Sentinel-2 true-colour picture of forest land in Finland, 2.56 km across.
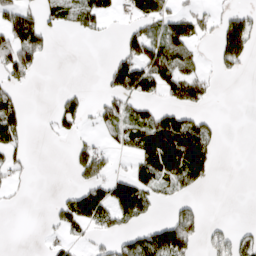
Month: March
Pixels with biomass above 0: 38%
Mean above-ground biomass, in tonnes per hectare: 43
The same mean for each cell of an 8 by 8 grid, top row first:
58 41 69 26 74 54 30 42
105 33 0 5 89 92 7 86
44 0 0 68 107 91 34 5
54 8 47 44 38 51 16 0
41 2 24 20 90 135 62 0
16 0 42 57 71 92 48 0
4 9 106 103 65 31 4 0
0 10 19 30 80 126 26 38
